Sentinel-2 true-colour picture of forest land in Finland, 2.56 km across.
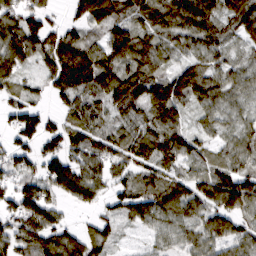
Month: March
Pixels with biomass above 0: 86%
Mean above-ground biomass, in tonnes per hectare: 71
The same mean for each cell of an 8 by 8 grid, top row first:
76 51 81 118 71 97 109 119
113 82 89 89 81 51 73 38
56 47 115 93 103 89 88 62
61 34 71 58 61 76 66 48
53 56 67 68 72 82 39 62
53 86 94 52 52 55 63 83
69 81 27 35 80 88 82 94
77 83 72 38 16 50 81 73
